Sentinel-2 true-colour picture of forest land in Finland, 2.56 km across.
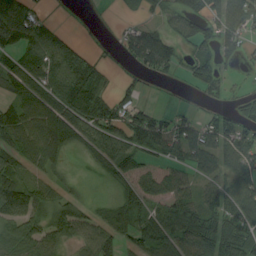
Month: August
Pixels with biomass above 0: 70%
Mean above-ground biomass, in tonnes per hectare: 71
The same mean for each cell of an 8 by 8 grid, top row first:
148 31 3 4 23 61 108 83
98 124 58 9 130 61 79 58
87 117 160 32 21 15 90 7
84 113 125 98 69 32 33 54
75 111 61 94 90 87 98 90
80 42 8 50 45 47 53 81
121 71 64 39 50 60 71 95
92 76 62 61 64 71 98 104
